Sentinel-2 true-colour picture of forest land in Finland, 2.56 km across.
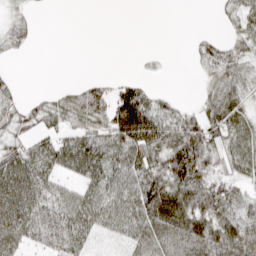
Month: April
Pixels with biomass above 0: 67%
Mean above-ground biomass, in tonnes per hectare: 46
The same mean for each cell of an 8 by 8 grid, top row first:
19 0 0 0 0 0 1 52
27 0 0 0 2 0 31 35
10 0 12 17 18 0 24 49
37 47 68 90 103 37 55 62
38 58 74 71 101 73 71 51
91 60 55 61 84 91 56 41
82 56 74 68 86 100 85 43
46 49 58 42 63 69 80 86
